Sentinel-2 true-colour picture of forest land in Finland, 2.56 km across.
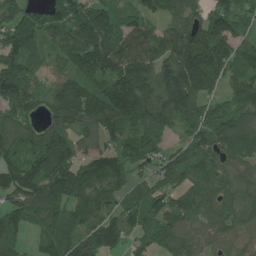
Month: July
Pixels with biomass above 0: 90%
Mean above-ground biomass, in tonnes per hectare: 126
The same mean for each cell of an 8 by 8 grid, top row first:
102 100 140 99 89 110 128 95
176 93 187 181 173 180 188 101
170 71 120 163 153 200 154 108
101 76 141 149 152 152 111 135
118 162 72 79 142 62 139 127
157 193 153 168 64 118 137 100
120 163 128 108 151 130 117 122
64 82 125 119 84 109 87 85
